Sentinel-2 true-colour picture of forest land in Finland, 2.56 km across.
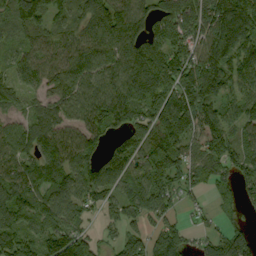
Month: September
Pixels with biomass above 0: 87%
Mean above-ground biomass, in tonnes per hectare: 120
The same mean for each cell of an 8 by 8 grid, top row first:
74 93 104 155 113 164 187 192
50 100 133 134 157 144 167 154
73 98 120 124 175 189 195 121
55 83 107 159 128 237 137 104
112 127 119 67 129 176 112 82
122 122 112 115 121 118 89 98
132 112 100 81 131 60 35 50
135 134 144 42 106 126 77 144
